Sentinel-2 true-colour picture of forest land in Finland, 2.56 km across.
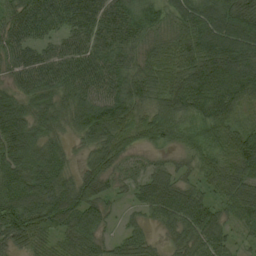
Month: August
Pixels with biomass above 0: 95%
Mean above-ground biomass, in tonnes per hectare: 71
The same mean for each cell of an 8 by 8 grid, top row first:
71 78 79 74 79 65 94 114
65 45 72 69 61 76 114 105
48 69 77 76 79 74 102 113
84 66 82 110 49 79 82 46
106 64 35 80 34 40 50 81
100 101 61 56 52 51 55 87
95 107 91 23 47 89 60 60
65 47 71 33 40 45 70 30
